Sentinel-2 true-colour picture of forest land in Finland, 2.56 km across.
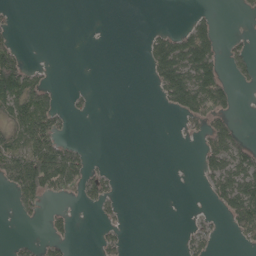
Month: May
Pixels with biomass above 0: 28%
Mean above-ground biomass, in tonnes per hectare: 36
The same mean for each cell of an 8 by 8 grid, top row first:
9 0 0 0 0 0 22 10
45 0 0 1 25 105 95 20
127 28 0 0 5 127 117 21
85 105 12 0 0 38 99 10
77 141 17 0 0 0 59 49
126 169 91 24 0 0 40 95
24 26 11 21 0 0 8 108
11 35 3 29 0 3 34 18
